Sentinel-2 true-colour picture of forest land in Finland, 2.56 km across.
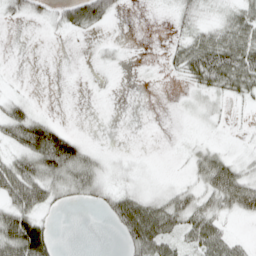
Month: April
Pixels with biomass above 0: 51%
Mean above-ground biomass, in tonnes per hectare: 28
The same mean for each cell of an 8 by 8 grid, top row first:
20 18 62 27 0 19 20 44
0 0 0 9 1 21 65 66
2 0 2 5 1 5 50 57
38 7 0 0 0 2 16 4
41 91 34 1 0 1 15 7
80 60 55 24 12 5 59 56
62 27 6 39 71 54 42 41
102 53 0 1 74 35 64 18
